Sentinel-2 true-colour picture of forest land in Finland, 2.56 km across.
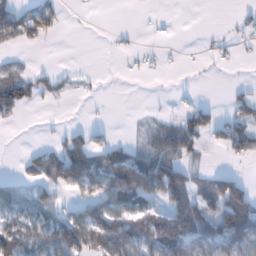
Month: January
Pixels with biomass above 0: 44%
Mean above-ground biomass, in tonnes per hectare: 44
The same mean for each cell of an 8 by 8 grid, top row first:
80 56 0 0 1 0 0 7
23 5 0 2 4 1 5 7
76 40 22 0 2 0 1 3
51 2 0 1 4 15 34 37
0 12 47 43 23 68 24 61
14 62 107 100 111 65 42 30
89 47 53 99 73 73 68 141
110 79 121 137 91 121 86 132
